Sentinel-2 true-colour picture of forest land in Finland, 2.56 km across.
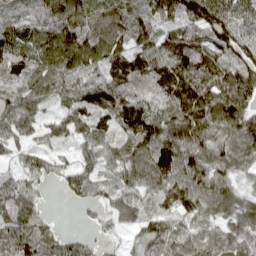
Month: April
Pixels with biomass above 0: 91%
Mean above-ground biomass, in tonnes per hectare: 82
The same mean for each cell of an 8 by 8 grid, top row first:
64 98 104 105 83 104 146 80
82 123 130 102 85 118 106 103
68 90 76 80 69 131 114 103
110 42 75 92 107 123 129 104
56 35 47 54 100 121 86 78
64 54 82 42 103 117 93 45
74 13 22 66 60 69 59 71
94 74 45 20 64 76 58 60
